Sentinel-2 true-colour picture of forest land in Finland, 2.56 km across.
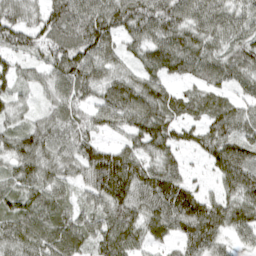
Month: April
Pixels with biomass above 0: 91%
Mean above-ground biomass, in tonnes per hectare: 77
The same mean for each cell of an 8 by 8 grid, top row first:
76 86 108 108 105 98 89 70
70 77 107 67 77 107 75 79
58 56 102 70 74 54 76 70
47 50 64 91 105 73 85 66
76 79 74 38 76 58 71 79
63 69 55 125 89 70 26 99
76 83 55 89 80 125 84 93
78 82 73 89 56 54 84 39
